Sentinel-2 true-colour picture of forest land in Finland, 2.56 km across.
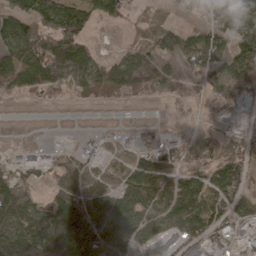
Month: April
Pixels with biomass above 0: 63%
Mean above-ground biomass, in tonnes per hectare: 73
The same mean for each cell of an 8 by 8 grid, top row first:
116 130 104 59 12 19 96 137
104 101 102 12 64 83 143 102
85 75 43 90 115 53 42 90
1 0 0 1 0 0 4 6
13 25 15 9 10 58 44 68
53 32 57 39 127 75 71 84
149 87 167 151 120 76 84 51
196 136 235 162 51 71 86 55
